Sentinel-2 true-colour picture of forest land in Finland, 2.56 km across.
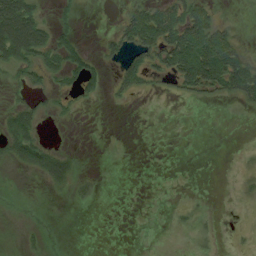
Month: August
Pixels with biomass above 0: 35%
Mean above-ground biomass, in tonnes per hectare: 19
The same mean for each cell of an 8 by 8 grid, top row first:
124 14 17 2 49 55 40 4
110 62 26 19 54 77 74 25
18 31 40 10 31 36 67 69
30 14 4 0 0 0 0 4
41 12 1 2 0 0 0 0
3 26 14 1 0 0 0 3
3 1 2 0 0 2 2 0
3 6 0 0 0 0 3 1
